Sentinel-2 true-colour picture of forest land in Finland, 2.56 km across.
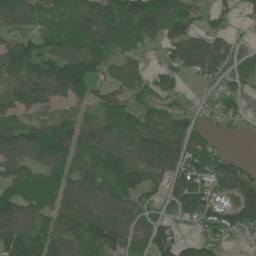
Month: June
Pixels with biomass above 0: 80%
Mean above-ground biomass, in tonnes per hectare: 87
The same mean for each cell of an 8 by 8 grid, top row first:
119 84 98 129 134 95 39 28
103 93 115 84 31 81 109 22
99 143 157 44 44 46 43 44
86 58 66 103 70 40 25 38
142 156 120 102 121 107 66 1
97 96 89 127 85 77 100 96
136 90 141 144 65 51 82 152
132 98 110 120 68 68 61 17
